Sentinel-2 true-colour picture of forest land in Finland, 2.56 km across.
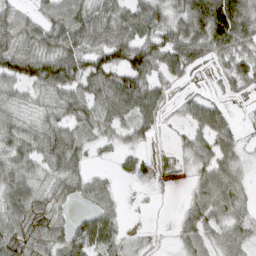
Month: March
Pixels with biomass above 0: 79%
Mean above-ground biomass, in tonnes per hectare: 59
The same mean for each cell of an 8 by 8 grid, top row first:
55 57 83 72 88 63 174 106
79 80 79 93 95 96 80 74
78 105 86 83 84 37 13 70
48 51 73 79 76 21 75 9
67 83 59 29 26 17 63 38
69 51 55 18 29 13 65 40
70 64 17 33 4 10 81 51
60 65 78 53 13 22 53 46
